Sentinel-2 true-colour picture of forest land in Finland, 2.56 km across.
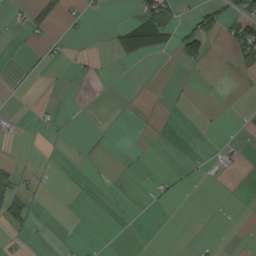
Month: August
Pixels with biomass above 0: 12%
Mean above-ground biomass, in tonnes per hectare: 8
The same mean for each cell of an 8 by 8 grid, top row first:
6 26 7 1 62 23 45 45
1 8 0 13 50 28 28 44
2 1 6 1 0 1 0 2
2 2 0 0 1 1 1 1
0 1 1 1 1 0 0 4
17 1 0 1 1 8 2 1
54 0 0 1 1 1 0 0
4 1 1 0 0 0 2 0
